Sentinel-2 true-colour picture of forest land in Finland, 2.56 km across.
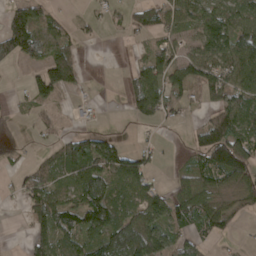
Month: April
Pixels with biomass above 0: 59%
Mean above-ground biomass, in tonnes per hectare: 53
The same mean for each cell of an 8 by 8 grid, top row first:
73 40 9 19 57 57 75 69
89 62 21 0 24 34 76 99
2 98 32 0 73 66 77 85
13 20 8 0 60 30 36 92
18 19 71 56 15 2 111 99
20 58 87 89 61 21 63 80
4 100 83 95 82 81 67 31
1 81 70 136 127 57 27 6
